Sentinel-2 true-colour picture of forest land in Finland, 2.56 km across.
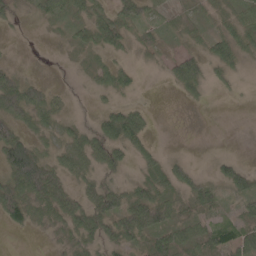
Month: May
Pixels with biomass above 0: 72%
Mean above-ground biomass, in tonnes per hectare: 36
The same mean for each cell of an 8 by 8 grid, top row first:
21 27 31 50 34 16 29 41
1 1 27 44 33 15 36 70
46 9 3 43 4 43 39 10
59 42 3 41 27 1 3 0
102 25 51 66 35 1 1 0
106 91 42 24 27 43 18 47
76 55 64 73 101 40 35 26
0 8 48 52 48 51 49 54
